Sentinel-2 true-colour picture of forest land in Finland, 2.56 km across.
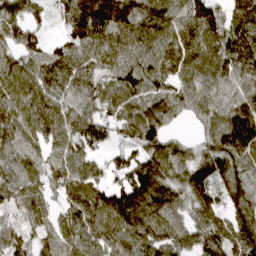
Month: April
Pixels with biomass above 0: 93%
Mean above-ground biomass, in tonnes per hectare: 110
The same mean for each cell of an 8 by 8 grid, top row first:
98 47 143 153 136 113 139 112
103 65 103 125 118 128 122 125
114 122 119 87 125 102 114 124
102 122 104 80 94 72 105 149
92 86 105 59 106 69 88 170
117 93 126 104 164 96 126 125
90 76 127 156 146 105 105 110
114 71 117 107 105 93 105 121
